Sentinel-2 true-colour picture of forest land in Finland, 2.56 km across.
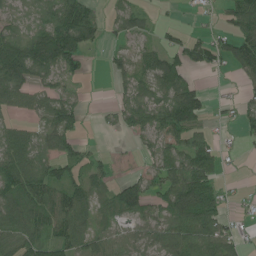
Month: June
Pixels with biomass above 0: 68%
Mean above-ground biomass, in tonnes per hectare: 54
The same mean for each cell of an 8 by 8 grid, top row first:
30 62 97 26 29 3 5 87
76 132 92 15 34 48 61 85
92 43 18 20 56 80 5 20
32 54 34 22 69 129 35 26
82 37 33 2 25 70 52 8
101 78 40 26 38 73 91 3
75 88 82 44 52 97 118 9
67 62 63 46 43 73 95 37
